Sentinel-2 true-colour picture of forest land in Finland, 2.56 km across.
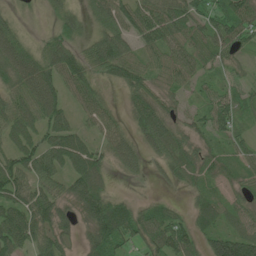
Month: June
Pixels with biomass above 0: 87%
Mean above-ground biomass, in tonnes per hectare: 58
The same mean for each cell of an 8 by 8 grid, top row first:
19 19 38 78 93 81 68 86
74 51 44 94 54 62 69 46
63 78 69 43 61 47 31 28
74 79 35 32 75 30 56 55
57 69 64 56 49 64 35 39
87 67 81 26 22 44 37 42
76 81 63 85 30 22 58 39
93 71 26 95 64 77 69 102
